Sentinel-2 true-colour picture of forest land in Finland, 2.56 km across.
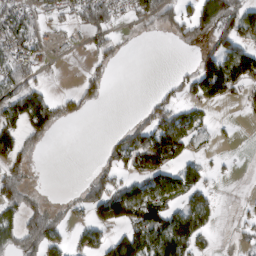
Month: March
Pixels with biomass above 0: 46%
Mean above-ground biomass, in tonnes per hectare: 56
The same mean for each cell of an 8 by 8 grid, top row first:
79 34 68 73 58 67 124 107
76 36 18 46 1 12 53 88
84 14 29 12 0 26 138 109
119 147 35 0 26 63 24 6
116 27 0 29 97 109 8 2
72 0 7 47 59 80 26 2
68 61 41 94 120 62 69 4
66 112 30 58 118 180 18 11
